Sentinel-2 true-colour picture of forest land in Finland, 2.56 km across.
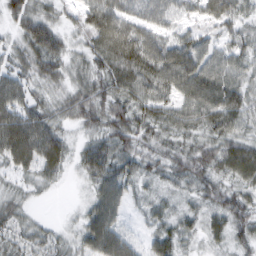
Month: February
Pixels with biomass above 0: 93%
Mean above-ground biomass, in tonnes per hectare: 55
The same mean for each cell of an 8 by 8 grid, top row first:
52 43 48 93 66 43 52 45
38 83 36 107 101 77 42 48
59 49 41 77 92 87 79 52
76 54 60 64 62 60 71 66
107 86 30 58 43 40 51 58
34 38 26 74 39 41 53 51
44 2 18 72 21 28 38 60
46 43 46 86 27 54 28 40
